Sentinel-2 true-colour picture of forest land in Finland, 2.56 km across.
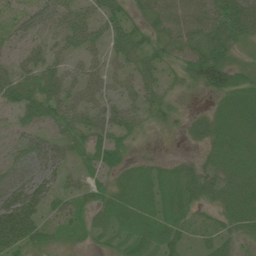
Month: July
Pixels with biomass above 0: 80%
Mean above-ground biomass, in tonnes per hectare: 36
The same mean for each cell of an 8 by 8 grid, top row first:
28 45 49 44 31 59 55 59
33 34 46 39 40 41 59 25
57 50 48 35 39 24 66 31
40 46 56 44 34 18 18 35
30 43 26 44 8 3 26 32
31 44 19 22 21 32 35 28
97 36 28 24 20 29 18 30
76 40 15 14 24 25 17 23
